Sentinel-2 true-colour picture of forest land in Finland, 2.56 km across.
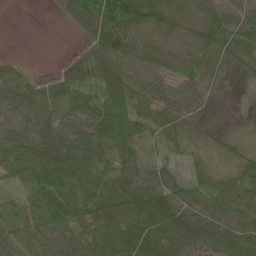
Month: May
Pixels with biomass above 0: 85%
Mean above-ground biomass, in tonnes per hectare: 41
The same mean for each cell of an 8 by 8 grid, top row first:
0 2 30 71 65 40 45 23
0 0 14 72 40 25 37 55
42 20 39 65 49 37 21 7
22 24 32 65 51 49 8 3
38 50 50 49 32 40 16 17
34 52 39 37 33 19 46 44
27 64 69 83 79 50 23 53
49 53 57 68 88 72 58 56
